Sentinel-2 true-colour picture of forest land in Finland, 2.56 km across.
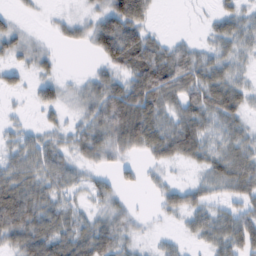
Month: February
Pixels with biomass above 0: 73%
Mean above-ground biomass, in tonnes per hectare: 40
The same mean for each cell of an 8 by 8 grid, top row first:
14 5 15 67 61 0 10 31
37 15 13 85 78 33 22 29
16 26 13 44 92 74 67 28
6 19 23 77 85 45 63 42
28 35 42 53 61 73 43 43
60 50 25 19 14 5 37 69
105 51 25 34 2 35 36 33
54 72 66 61 7 11 35 60
